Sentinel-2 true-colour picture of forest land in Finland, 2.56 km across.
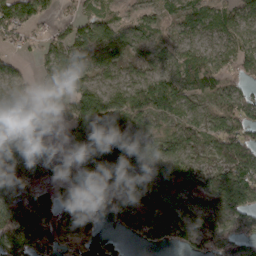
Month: March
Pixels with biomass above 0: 83%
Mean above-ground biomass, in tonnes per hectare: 67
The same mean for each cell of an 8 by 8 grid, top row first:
91 27 41 24 33 33 57 59
29 38 65 85 45 45 41 58
48 54 85 35 62 81 66 42
102 54 115 91 100 71 49 83
137 85 91 110 68 61 52 101
122 102 70 105 67 72 56 94
107 74 80 68 81 66 59 87
97 52 38 15 40 39 61 52
